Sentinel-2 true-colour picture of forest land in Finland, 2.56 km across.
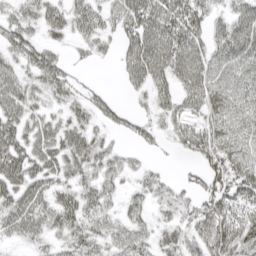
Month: April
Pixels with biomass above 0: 78%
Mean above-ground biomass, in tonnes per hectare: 47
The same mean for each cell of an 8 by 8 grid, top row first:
42 47 46 46 74 76 44 48
46 36 19 22 78 75 53 70
51 56 18 2 51 48 64 55
56 35 40 32 19 44 54 56
59 57 59 26 21 28 66 59
61 50 47 42 32 12 53 63
57 52 55 29 33 32 61 70
28 34 52 46 37 32 79 91
